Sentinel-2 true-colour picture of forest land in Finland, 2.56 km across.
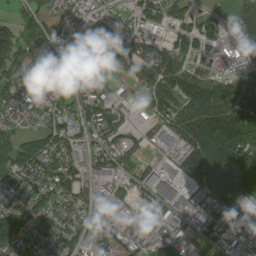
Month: August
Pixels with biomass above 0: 82%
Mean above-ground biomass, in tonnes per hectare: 82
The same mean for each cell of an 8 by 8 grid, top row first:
28 53 61 50 86 67 47 78
120 88 67 103 103 68 45 50
52 37 74 51 75 121 84 71
34 74 87 75 51 100 194 146
98 78 57 61 24 82 287 217
110 102 76 64 43 91 198 182
57 77 56 48 29 66 92 73
98 83 76 74 45 38 56 48
